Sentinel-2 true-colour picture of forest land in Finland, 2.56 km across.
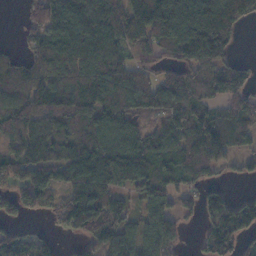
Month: November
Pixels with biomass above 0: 79%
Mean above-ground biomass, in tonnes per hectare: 102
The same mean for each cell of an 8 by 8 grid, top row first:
9 162 129 112 173 260 202 153
25 113 136 122 84 146 194 17
108 121 126 116 65 96 94 83
150 144 83 110 73 131 91 100
105 121 94 88 89 127 185 67
87 102 114 83 89 103 62 28
64 49 116 104 67 67 71 91
76 33 55 130 95 66 89 73
